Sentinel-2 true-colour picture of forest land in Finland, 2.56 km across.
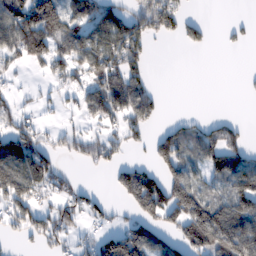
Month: February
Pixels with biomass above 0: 54%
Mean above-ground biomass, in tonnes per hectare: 77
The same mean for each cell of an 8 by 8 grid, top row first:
128 159 107 97 113 98 4 5
102 119 116 125 66 8 20 10
20 40 57 127 63 0 0 6
58 16 52 104 103 3 4 1
121 55 73 56 31 115 99 61
142 113 12 39 114 110 63 119
90 68 80 28 142 166 153 118
23 67 38 120 139 76 172 178
